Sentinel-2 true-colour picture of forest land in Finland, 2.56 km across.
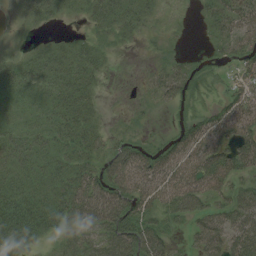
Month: August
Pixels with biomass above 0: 76%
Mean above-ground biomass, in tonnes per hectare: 30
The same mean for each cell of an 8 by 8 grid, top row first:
10 20 11 34 20 2 19 33
5 13 19 10 3 5 9 25
29 33 32 2 5 28 10 17
15 24 36 2 5 8 16 41
27 24 33 24 22 32 51 52
33 31 40 55 52 54 71 32
63 46 55 62 46 44 31 48
52 19 36 55 60 12 54 47
